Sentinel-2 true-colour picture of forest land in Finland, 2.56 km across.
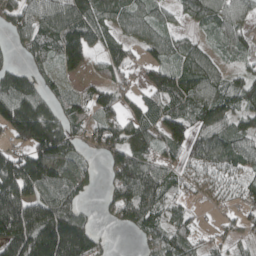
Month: April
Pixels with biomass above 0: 78%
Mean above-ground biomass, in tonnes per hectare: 94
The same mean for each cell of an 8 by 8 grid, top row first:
104 102 125 86 71 38 83 63
35 95 143 73 63 63 39 53
113 42 45 58 58 111 105 65
200 119 68 82 93 98 105 82
82 219 56 128 97 96 122 77
200 161 85 88 146 60 54 53
201 157 59 58 117 48 18 40
211 257 228 8 38 86 33 35
